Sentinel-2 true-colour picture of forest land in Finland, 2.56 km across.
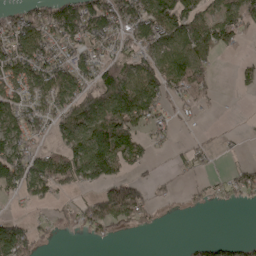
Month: May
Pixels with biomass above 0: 60%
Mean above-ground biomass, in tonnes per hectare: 69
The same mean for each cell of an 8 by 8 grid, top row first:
59 95 128 122 120 138 80 88
92 91 80 57 72 100 113 28
90 101 79 126 122 105 64 25
88 74 114 148 118 34 14 2
93 29 117 177 54 21 18 8
102 128 108 92 23 18 20 50
7 28 55 152 91 5 19 12
108 15 5 22 0 1 33 25
